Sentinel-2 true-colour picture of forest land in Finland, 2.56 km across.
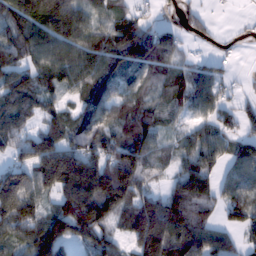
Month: February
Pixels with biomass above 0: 82%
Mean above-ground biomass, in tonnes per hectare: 96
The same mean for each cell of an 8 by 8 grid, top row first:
139 183 111 92 40 29 30 4
113 141 129 132 165 86 13 15
99 73 102 101 62 54 89 11
105 65 79 87 83 58 63 55
84 120 104 102 112 38 83 66
115 170 223 197 90 64 81 84
173 65 200 137 153 84 70 91
75 168 69 65 175 142 105 43
